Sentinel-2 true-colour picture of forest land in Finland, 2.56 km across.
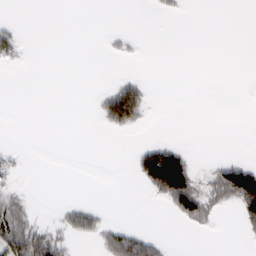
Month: February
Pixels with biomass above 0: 17%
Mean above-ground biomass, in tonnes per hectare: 16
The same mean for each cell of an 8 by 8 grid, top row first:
1 0 0 0 0 5 0 0
25 0 0 5 2 0 0 0
0 0 0 8 13 0 0 0
0 0 0 75 32 0 0 0
1 0 0 0 19 21 0 0
11 0 0 0 63 159 18 106
39 1 28 1 0 46 33 61
74 55 13 46 45 0 0 6
